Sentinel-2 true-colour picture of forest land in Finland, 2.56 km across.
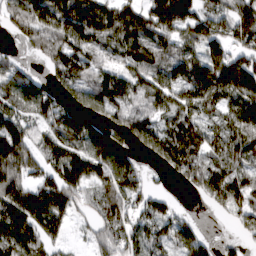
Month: March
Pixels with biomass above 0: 81%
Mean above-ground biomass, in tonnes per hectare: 104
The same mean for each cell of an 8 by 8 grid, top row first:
109 135 138 118 109 184 95 134
25 98 120 77 113 87 126 80
108 48 92 92 105 131 165 201
102 96 128 105 94 103 74 138
193 89 140 163 85 120 91 135
161 90 121 146 72 52 135 89
135 149 48 100 57 28 38 94
133 70 17 98 91 85 47 37
